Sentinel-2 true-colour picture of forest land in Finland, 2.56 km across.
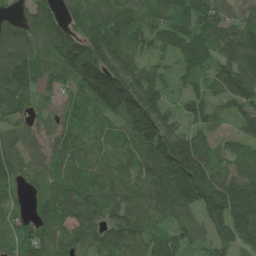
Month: June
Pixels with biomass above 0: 94%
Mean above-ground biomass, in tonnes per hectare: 105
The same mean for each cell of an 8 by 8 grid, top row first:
72 93 132 119 77 107 100 60
115 112 157 190 73 93 111 142
167 67 139 214 151 50 86 160
114 33 59 111 220 74 97 90
81 67 56 68 147 204 64 61
78 67 72 92 82 187 163 100
56 83 115 110 84 109 171 123
78 94 88 101 88 82 83 111
